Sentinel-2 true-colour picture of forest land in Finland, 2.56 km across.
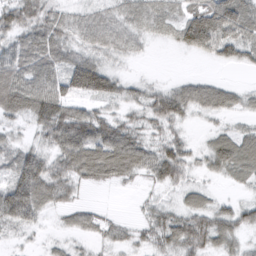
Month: March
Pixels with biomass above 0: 80%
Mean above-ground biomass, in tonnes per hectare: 51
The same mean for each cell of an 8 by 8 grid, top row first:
70 51 22 28 40 39 121 93
60 71 35 37 12 26 63 66
96 82 100 54 20 17 27 6
66 101 52 30 51 75 40 31
34 47 105 103 58 53 27 65
73 91 61 60 40 59 21 38
104 37 34 5 20 36 50 49
13 12 17 33 31 74 63 37
